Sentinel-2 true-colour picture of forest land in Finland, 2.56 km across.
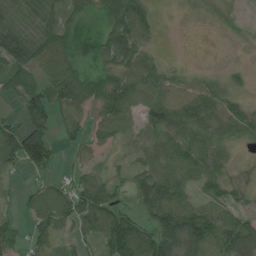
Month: July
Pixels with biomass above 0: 78%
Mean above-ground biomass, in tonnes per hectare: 58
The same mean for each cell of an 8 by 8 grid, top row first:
59 70 39 66 57 2 12 14
107 67 13 78 46 0 1 5
70 58 64 60 78 44 30 18
17 87 52 81 64 98 76 54
116 86 37 35 62 75 72 30
18 29 48 36 80 87 69 14
15 91 85 63 69 118 63 45
44 48 30 108 104 136 106 101
